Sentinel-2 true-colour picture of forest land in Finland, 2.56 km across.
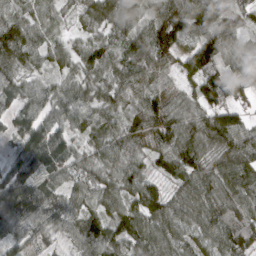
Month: March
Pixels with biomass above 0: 96%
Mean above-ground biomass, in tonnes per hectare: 83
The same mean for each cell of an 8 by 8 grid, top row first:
62 68 55 97 75 143 112 69
125 63 53 77 99 80 122 79
61 40 66 76 77 41 110 95
38 66 79 79 87 90 107 67
41 128 44 83 68 92 97 103
90 79 62 69 68 72 106 89
153 125 72 78 111 98 115 85
61 40 70 98 96 92 83 93
